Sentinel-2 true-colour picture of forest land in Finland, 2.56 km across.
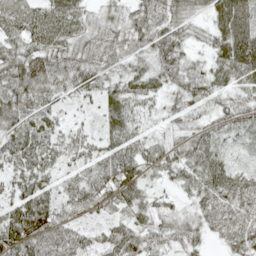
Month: May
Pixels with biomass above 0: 91%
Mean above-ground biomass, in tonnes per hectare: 47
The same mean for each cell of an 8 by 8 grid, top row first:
67 52 33 24 43 44 34 75
39 55 47 51 42 56 29 85
62 62 56 36 38 48 45 51
63 44 12 48 26 33 32 51
50 42 38 42 39 37 58 27
34 33 39 72 37 37 66 45
53 63 48 43 46 21 54 64
72 74 50 56 64 43 29 67
